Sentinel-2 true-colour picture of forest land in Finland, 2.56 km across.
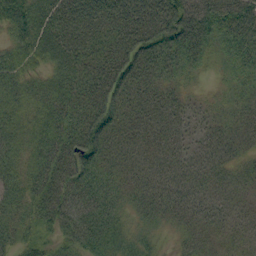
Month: September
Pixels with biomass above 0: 94%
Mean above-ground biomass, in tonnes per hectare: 44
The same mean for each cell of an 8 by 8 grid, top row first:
67 60 70 57 65 77 61 67
51 59 60 55 70 60 32 40
53 40 49 68 49 28 8 22
50 51 41 64 40 35 17 23
57 55 67 42 31 25 22 25
52 55 67 39 33 29 24 21
43 52 68 45 34 37 33 18
40 38 61 44 28 14 25 24
